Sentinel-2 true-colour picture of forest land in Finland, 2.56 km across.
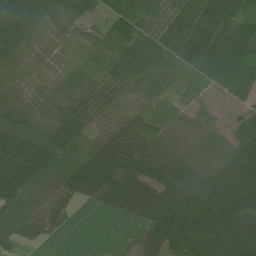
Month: July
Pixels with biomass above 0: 89%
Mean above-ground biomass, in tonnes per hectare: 60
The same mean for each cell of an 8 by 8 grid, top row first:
89 66 42 49 51 82 110 78
74 41 31 46 63 89 106 68
50 44 43 30 47 35 49 89
69 55 56 35 29 30 32 28
79 97 59 56 49 64 66 72
102 75 67 74 67 88 83 76
61 50 8 30 61 103 102 98
19 6 0 0 28 72 83 127
